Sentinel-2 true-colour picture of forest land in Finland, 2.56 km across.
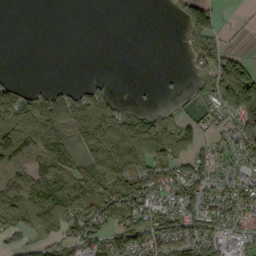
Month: September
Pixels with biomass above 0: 59%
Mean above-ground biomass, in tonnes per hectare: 66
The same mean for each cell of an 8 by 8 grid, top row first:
0 0 0 0 0 21 94 6
0 0 0 0 0 1 100 19
19 4 5 14 1 4 85 224
95 94 106 94 55 32 53 166
148 88 62 162 157 93 30 87
54 105 85 112 99 87 65 63
82 84 104 172 131 98 83 83
44 50 85 85 111 105 88 53
